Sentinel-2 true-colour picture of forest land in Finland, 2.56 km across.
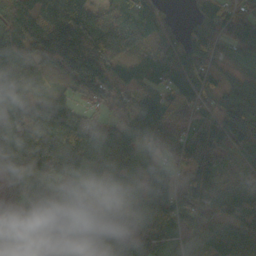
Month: October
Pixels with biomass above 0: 89%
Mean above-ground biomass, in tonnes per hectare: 85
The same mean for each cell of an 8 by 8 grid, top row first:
90 87 124 67 113 20 91 75
109 153 146 95 48 98 86 60
122 32 110 79 59 99 59 40
134 90 59 40 112 58 64 99
89 118 106 73 81 61 123 80
64 114 68 80 83 54 82 53
46 150 92 66 75 82 64 88
84 106 128 111 80 47 86 117
